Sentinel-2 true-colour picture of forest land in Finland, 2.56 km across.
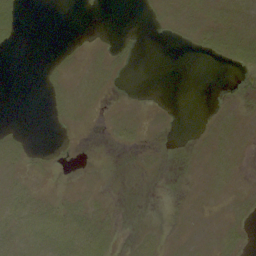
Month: September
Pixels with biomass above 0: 37%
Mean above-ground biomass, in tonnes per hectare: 3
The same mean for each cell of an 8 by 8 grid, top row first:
6 0 0 0 1 6 7 7
1 0 2 3 1 1 5 9
0 3 5 3 0 0 0 4
0 2 5 2 2 1 1 3
5 1 1 2 3 0 3 3
5 2 1 1 1 0 3 2
8 7 6 3 1 1 2 4
8 9 10 5 5 2 4 6
